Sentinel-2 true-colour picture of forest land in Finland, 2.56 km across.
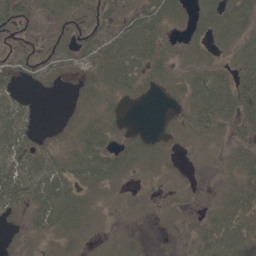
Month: May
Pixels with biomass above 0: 65%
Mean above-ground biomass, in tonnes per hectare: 20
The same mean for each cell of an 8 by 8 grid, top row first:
33 17 26 20 38 20 20 34
17 21 21 41 45 7 10 24
9 9 8 39 21 11 39 31
26 0 7 11 0 4 49 40
44 8 28 19 12 3 9 17
53 56 31 33 7 2 1 19
23 53 29 3 3 3 5 29
3 13 16 4 2 3 29 36
